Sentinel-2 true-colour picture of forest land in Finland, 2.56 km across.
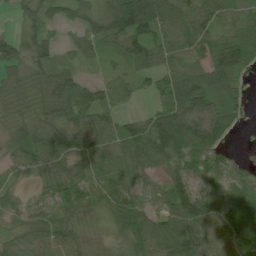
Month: July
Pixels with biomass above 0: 89%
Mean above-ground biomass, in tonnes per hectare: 56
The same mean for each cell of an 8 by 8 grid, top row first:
21 49 41 98 124 78 59 37
54 57 32 27 62 66 58 95
42 62 41 43 30 68 76 36
42 49 73 44 20 85 48 39
43 77 66 60 96 109 73 3
23 38 40 53 42 62 56 28
25 37 58 55 50 88 84 84
28 63 47 24 89 92 78 75
